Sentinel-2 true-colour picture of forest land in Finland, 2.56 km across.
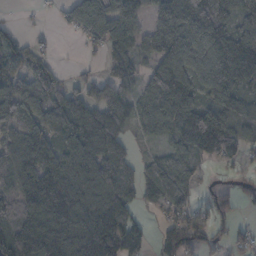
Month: November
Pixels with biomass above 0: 78%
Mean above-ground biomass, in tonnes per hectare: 96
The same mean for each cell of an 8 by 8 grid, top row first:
4 8 86 115 62 133 189 90
84 18 21 71 45 123 129 153
98 91 36 55 65 151 101 145
102 112 96 82 61 124 121 100
74 109 107 86 18 80 165 95
100 182 127 129 71 110 12 17
94 232 182 199 36 89 49 23
82 158 189 186 62 104 54 40
